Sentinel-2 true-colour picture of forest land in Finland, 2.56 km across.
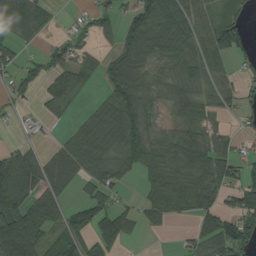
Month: August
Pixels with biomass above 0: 66%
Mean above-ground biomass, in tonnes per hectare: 60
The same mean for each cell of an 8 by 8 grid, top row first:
89 43 14 40 80 84 45 39
39 33 40 32 77 69 66 59
46 69 72 69 59 55 58 37
15 29 19 80 79 48 54 40
24 17 69 73 86 89 87 27
84 65 50 60 39 80 88 60
113 87 48 61 39 59 67 95
186 72 55 94 5 9 79 122
